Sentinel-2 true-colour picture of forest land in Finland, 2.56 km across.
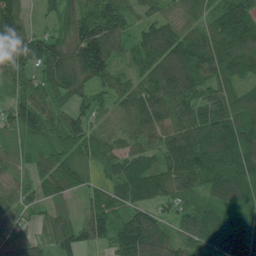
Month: June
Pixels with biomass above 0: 96%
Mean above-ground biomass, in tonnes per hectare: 102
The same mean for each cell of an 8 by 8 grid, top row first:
97 34 114 133 51 54 77 165
150 127 174 96 115 158 154 135
71 99 143 90 89 179 106 92
88 82 61 35 109 98 96 117
59 86 92 56 61 112 147 175
51 98 73 67 136 129 185 175
60 56 37 100 76 66 118 154
70 58 70 77 146 81 154 140
